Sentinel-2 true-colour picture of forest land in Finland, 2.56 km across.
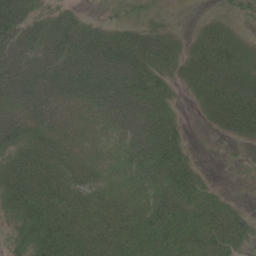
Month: June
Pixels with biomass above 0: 84%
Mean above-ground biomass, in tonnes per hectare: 46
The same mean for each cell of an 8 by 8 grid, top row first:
58 33 19 7 10 5 13 12
59 52 63 72 64 35 57 42
63 63 86 93 57 26 74 62
52 50 36 66 73 21 36 76
41 49 32 34 85 54 0 15
55 53 36 31 68 81 10 1
37 55 46 41 49 74 47 14
22 53 47 45 59 57 51 41
